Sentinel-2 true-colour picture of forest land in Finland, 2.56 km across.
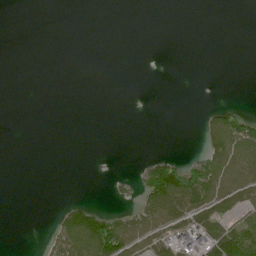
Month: June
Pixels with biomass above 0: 22%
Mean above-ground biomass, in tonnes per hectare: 23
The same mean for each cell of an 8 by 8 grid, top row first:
0 0 0 0 0 0 0 0
0 0 0 0 0 0 0 0
0 0 0 0 0 0 0 0
0 0 0 0 0 0 22 30
0 0 0 0 0 0 47 90
0 0 0 7 56 114 95 70
0 0 61 12 63 82 65 59
0 30 118 130 56 82 109 107
